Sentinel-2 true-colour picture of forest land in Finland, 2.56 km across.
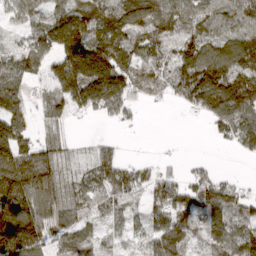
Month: April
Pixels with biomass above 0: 80%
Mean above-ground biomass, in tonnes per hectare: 98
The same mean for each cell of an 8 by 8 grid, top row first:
59 105 145 123 123 106 102 109
57 105 188 184 94 84 115 145
100 82 194 172 95 98 171 156
79 55 49 72 16 8 109 126
134 62 17 31 2 7 6 77
174 128 60 126 74 55 71 12
151 129 77 80 61 133 149 103
198 107 108 56 54 142 99 137
